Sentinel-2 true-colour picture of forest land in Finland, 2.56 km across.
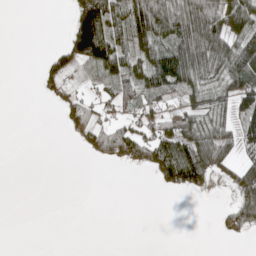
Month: May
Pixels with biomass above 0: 46%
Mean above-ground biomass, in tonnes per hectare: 49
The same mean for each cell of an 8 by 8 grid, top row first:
0 0 113 97 157 148 141 131
0 8 142 95 61 121 108 100
0 51 13 51 84 121 48 90
0 2 80 29 40 43 45 52
0 0 18 156 99 120 106 57
0 0 0 0 5 119 71 69
0 0 0 0 0 0 0 111
0 0 0 0 0 0 0 16
